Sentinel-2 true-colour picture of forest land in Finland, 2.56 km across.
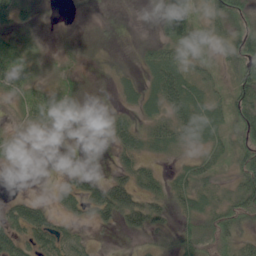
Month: June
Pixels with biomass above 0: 70%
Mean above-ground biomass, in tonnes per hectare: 33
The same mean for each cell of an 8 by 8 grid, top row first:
38 5 5 6 4 70 29 49
38 14 16 6 21 55 35 63
69 23 19 14 32 66 37 62
19 60 16 12 33 52 55 73
21 2 4 20 35 34 42 43
0 0 23 29 35 25 34 57
32 22 35 74 67 28 36 66
44 52 30 4 16 26 42 40
